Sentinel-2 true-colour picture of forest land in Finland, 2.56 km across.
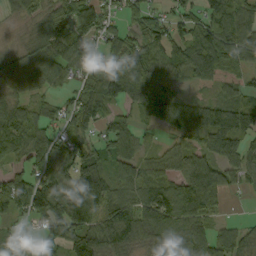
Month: September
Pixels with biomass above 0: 85%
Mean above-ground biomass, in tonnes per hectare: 83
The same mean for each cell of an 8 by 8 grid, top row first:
36 72 112 49 84 64 92 89
29 92 92 76 98 96 144 124
54 66 66 101 92 44 57 44
86 55 108 42 71 99 98 131
82 92 71 80 29 39 89 92
65 100 120 78 74 71 123 66
80 148 161 98 113 113 83 2
61 70 133 101 69 71 89 70
